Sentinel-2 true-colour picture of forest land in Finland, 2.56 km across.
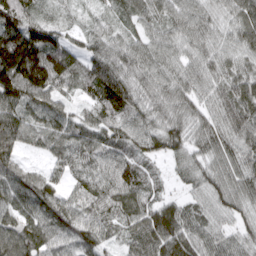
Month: March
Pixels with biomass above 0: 95%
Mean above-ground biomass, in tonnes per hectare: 75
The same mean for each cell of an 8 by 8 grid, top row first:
121 34 20 34 55 57 55 70
190 132 54 69 60 57 62 65
156 133 75 98 71 74 67 69
91 82 42 73 69 75 61 78
93 68 94 79 75 62 68 75
81 56 66 90 79 29 66 77
81 102 82 83 75 50 62 57
109 88 98 48 96 77 62 52
